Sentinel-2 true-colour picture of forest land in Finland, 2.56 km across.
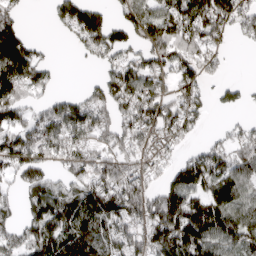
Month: April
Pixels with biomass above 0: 72%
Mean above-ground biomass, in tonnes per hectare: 110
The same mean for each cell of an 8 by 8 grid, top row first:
59 19 144 51 118 162 154 110
151 19 41 113 91 122 98 7
166 64 6 110 117 100 52 22
112 103 128 107 151 124 49 25
149 137 105 93 93 65 56 101
93 81 89 143 89 112 155 103
59 158 175 191 161 202 161 126
106 158 210 150 120 205 172 129
